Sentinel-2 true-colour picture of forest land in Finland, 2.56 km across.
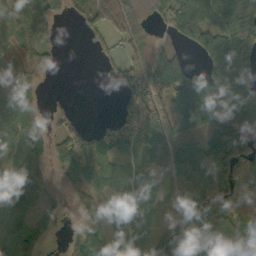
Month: October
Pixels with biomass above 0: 74%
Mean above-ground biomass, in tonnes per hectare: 66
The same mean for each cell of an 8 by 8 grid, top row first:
83 65 34 80 16 97 89 75
72 28 3 25 41 23 88 72
80 9 0 16 92 125 73 72
105 26 6 6 180 104 108 69
84 82 66 69 94 65 57 79
70 47 62 89 56 51 95 99
100 36 37 75 63 51 128 97
94 36 66 65 58 96 54 65
